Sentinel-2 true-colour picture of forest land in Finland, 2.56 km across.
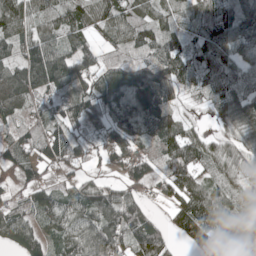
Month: May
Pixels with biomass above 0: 87%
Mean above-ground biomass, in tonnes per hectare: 82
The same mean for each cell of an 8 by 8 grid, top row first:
105 75 87 86 67 76 72 97
71 111 76 46 70 81 82 80
112 130 102 87 118 105 76 88
51 70 95 102 158 56 22 120
69 104 76 88 92 113 55 63
60 31 43 41 92 121 61 43
63 74 79 128 66 69 127 49
77 64 98 132 137 33 57 44
